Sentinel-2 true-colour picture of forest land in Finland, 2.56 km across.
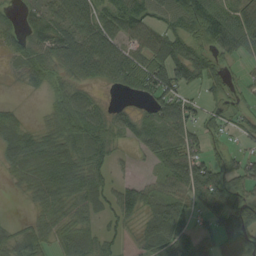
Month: September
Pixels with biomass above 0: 75%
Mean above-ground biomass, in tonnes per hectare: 56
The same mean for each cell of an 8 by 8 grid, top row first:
26 58 37 66 85 73 107 66
43 70 84 28 72 67 57 62
11 47 41 44 88 81 61 21
20 32 88 38 36 77 26 31
61 66 81 52 43 72 29 16
35 79 78 34 13 68 98 53
1 54 53 54 56 71 79 95
62 45 62 35 49 111 48 101
